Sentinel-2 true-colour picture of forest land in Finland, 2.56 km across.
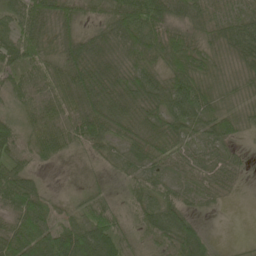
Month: May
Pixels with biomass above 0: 91%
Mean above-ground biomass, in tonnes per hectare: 43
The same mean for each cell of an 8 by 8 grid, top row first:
56 50 35 51 74 42 46 44
61 33 54 46 60 57 34 55
37 48 57 53 52 52 33 27
26 40 49 59 45 62 45 26
44 55 38 33 49 47 41 20
63 8 7 13 39 40 48 23
70 36 20 35 46 47 15 1
69 72 72 68 35 64 23 4
